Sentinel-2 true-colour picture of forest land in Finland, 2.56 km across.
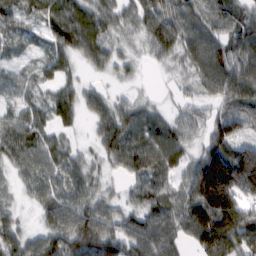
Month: February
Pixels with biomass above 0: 90%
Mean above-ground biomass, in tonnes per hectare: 74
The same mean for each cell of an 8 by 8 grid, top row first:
62 92 98 63 77 73 86 57
13 40 84 44 26 67 97 72
21 42 32 22 9 23 91 95
47 56 51 81 58 27 47 63
90 64 16 101 106 79 79 82
39 70 55 26 85 47 205 179
31 59 75 47 84 83 188 141
71 80 100 82 124 87 178 140
